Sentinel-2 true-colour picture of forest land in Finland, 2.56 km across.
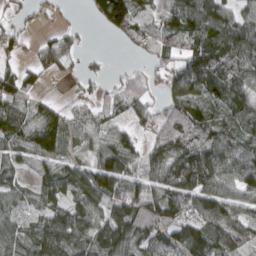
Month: March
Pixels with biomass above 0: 80%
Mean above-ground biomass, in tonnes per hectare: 78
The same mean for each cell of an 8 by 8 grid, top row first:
32 21 4 136 68 97 109 77
34 62 29 3 53 61 111 125
68 21 30 24 42 73 104 95
68 51 45 46 58 97 81 83
62 119 61 93 53 111 91 81
45 62 96 148 86 88 132 112
49 70 98 92 114 94 100 80
89 125 96 138 98 104 120 68
